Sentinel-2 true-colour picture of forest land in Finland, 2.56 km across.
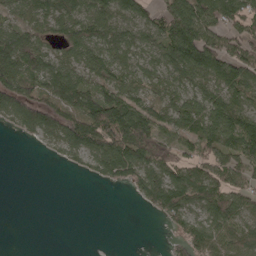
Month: April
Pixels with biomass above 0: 71%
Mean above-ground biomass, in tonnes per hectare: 77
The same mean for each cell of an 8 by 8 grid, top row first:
53 77 83 95 73 127 100 101
116 53 108 101 73 146 149 85
114 104 88 86 73 73 93 123
92 120 124 162 97 91 115 123
3 29 108 156 173 87 79 134
0 0 10 67 94 81 89 76
0 0 0 0 28 108 89 81
0 0 0 0 0 32 94 95
